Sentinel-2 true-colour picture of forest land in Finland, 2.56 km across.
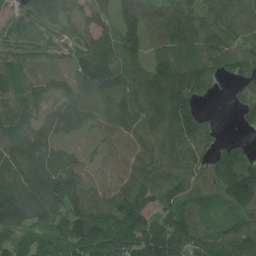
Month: July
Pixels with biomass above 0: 91%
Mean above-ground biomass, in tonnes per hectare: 102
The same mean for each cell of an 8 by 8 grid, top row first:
51 74 70 79 99 122 115 120
57 50 68 98 91 131 125 107
82 77 89 124 114 160 96 116
96 71 83 84 102 154 28 70
118 81 27 53 83 109 80 51
124 142 118 66 98 105 115 168
175 165 140 111 140 114 68 103
70 88 161 132 163 152 103 114
